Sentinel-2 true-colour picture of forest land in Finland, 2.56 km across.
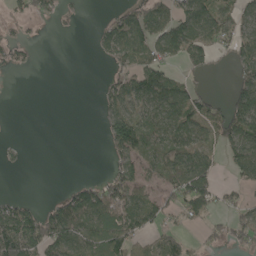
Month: May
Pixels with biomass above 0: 50%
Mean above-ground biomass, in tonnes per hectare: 54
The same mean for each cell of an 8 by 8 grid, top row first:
28 31 8 26 71 86 106 63
40 0 0 77 81 90 76 70
0 0 0 44 87 45 18 69
0 0 0 61 72 92 73 109
8 0 0 65 69 80 64 101
1 0 3 56 45 82 78 48
68 40 109 108 81 56 83 46
147 115 89 105 59 56 25 42
